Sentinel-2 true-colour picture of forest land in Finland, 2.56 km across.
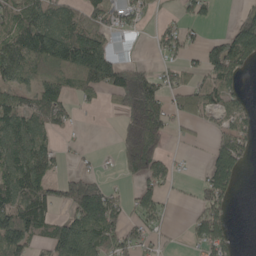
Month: May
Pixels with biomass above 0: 60%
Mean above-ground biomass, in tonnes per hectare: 71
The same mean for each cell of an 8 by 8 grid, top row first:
109 90 69 59 36 24 40 39
124 159 160 44 3 62 81 142
77 74 88 116 73 43 80 47
99 96 12 27 137 60 70 56
98 51 7 9 147 10 26 82
108 61 58 7 72 24 74 45
128 88 150 107 72 8 81 1
132 86 142 100 48 8 120 12
